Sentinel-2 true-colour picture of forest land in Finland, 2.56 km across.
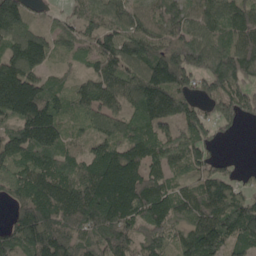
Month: May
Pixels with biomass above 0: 91%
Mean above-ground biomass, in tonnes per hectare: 132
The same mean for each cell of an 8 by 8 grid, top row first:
182 33 102 134 105 139 136 130
130 112 76 141 164 186 168 151
226 71 58 126 164 183 127 146
179 153 88 103 144 136 89 126
130 166 60 124 149 124 99 3
114 155 141 218 160 63 119 50
89 185 188 204 158 112 157 161
143 178 132 165 116 81 194 124
